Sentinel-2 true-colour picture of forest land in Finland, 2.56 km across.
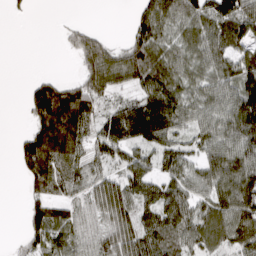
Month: March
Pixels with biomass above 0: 77%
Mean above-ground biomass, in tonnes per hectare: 79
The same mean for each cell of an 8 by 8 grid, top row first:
8 0 1 0 72 84 103 128
0 0 95 74 113 63 101 79
0 64 71 105 90 84 76 103
0 222 149 67 155 115 91 140
33 164 83 96 81 59 81 105
9 128 64 49 85 72 89 123
0 95 43 109 81 114 83 137
11 83 59 82 107 81 80 101
